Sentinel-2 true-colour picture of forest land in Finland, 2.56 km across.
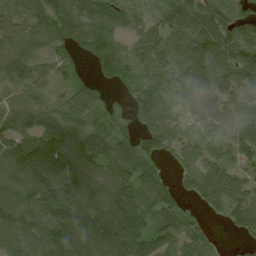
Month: August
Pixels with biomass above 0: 87%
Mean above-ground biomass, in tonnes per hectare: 66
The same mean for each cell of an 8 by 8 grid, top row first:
64 65 63 54 30 84 82 43
48 27 51 54 74 44 110 81
39 39 31 36 44 64 91 96
64 44 71 42 60 55 69 64
83 113 82 73 74 55 47 75
93 129 95 67 60 24 61 45
91 83 90 111 64 48 31 64
76 85 96 110 85 57 31 14
